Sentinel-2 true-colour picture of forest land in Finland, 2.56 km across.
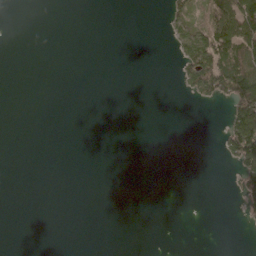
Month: April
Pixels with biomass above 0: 13%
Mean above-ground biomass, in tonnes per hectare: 13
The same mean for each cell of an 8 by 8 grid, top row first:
0 0 0 0 0 28 49 102
0 0 0 0 0 25 92 97
0 0 0 0 0 12 91 102
0 0 0 0 0 0 0 85
0 0 0 0 0 0 0 105
0 0 0 0 0 0 0 41
0 0 0 0 0 0 0 16
0 0 0 0 0 0 0 0
